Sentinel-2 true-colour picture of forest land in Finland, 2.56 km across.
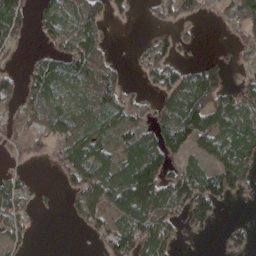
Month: April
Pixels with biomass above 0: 61%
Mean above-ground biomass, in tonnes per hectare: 60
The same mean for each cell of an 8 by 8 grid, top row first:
121 50 75 34 9 49 14 60
37 32 94 15 29 44 1 35
40 94 75 56 29 82 105 23
55 80 55 76 37 97 137 92
34 41 77 48 83 83 79 95
38 2 72 89 165 88 88 98
72 5 55 80 129 77 84 1
37 0 2 94 116 47 5 31
